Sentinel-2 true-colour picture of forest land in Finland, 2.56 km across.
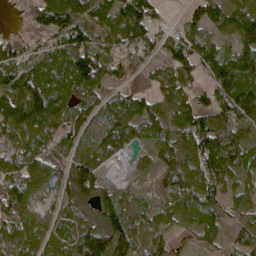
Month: April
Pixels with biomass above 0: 89%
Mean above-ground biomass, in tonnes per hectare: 94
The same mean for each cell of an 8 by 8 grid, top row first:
9 134 128 116 123 12 111 112
74 66 133 71 88 110 92 103
125 135 147 66 16 75 78 187
144 140 89 79 111 67 104 143
81 83 69 105 66 112 132 103
121 90 157 34 42 128 123 87
99 41 82 110 74 76 79 57
81 70 137 170 79 36 55 44
